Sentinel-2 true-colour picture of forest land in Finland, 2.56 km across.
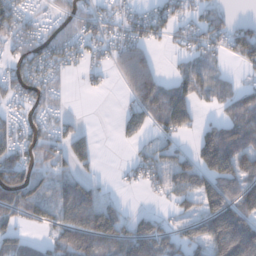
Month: December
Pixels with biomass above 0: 64%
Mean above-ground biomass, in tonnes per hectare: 60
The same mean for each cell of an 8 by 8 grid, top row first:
66 26 64 36 49 54 52 11
53 69 46 43 55 29 48 84
60 50 10 15 100 50 50 19
25 45 4 1 67 112 14 91
62 49 57 4 30 34 117 115
106 49 54 6 40 69 69 114
91 53 139 58 12 34 38 140
56 34 109 114 125 61 104 205
